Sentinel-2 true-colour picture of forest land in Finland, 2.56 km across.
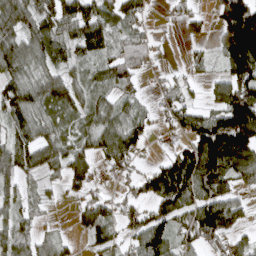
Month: April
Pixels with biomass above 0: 74%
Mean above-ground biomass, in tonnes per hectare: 78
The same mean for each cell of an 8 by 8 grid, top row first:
95 95 119 76 42 18 21 237
84 74 72 56 48 3 23 252
75 74 48 65 24 33 32 136
94 64 53 67 30 81 59 180
95 83 50 115 47 42 204 169
76 37 74 29 69 202 131 77
51 13 50 48 57 129 146 64
70 42 22 52 126 71 86 44
